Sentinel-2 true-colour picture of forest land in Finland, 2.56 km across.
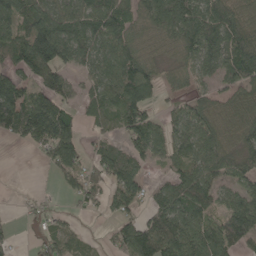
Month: May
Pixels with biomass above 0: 75%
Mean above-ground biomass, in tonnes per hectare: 79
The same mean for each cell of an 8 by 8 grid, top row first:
109 102 90 99 87 125 109 93
103 155 94 94 66 71 112 110
79 96 41 102 127 39 46 92
146 135 40 81 100 45 71 74
24 104 69 52 102 80 92 75
0 14 60 81 46 73 99 75
4 24 24 57 51 111 74 110
15 47 33 37 142 132 123 100
